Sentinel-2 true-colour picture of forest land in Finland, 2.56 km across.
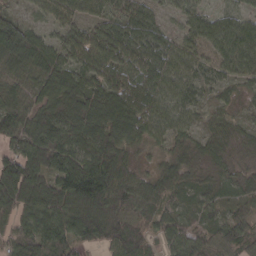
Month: March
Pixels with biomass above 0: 95%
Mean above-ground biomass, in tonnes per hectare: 76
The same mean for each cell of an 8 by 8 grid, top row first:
50 48 56 67 72 33 53 51
141 79 90 110 92 66 70 106
64 92 82 89 89 72 52 52
80 77 105 123 102 69 37 27
65 133 101 118 59 44 42 34
142 88 133 107 43 77 42 45
96 97 112 90 64 51 57 37
68 81 70 96 66 64 53 75
